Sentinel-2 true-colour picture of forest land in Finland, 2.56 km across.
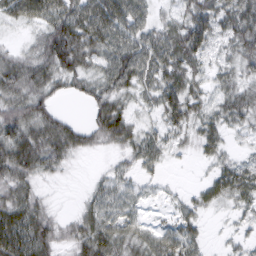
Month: March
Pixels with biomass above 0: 85%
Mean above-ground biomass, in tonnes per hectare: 46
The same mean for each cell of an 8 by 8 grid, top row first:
50 66 70 78 46 34 72 73
20 67 76 60 63 71 50 58
59 54 45 60 48 57 32 39
69 43 3 65 22 60 33 55
81 81 48 40 51 24 37 11
68 30 4 30 20 2 19 45
69 31 22 45 17 20 24 26
88 61 52 63 47 53 13 19
